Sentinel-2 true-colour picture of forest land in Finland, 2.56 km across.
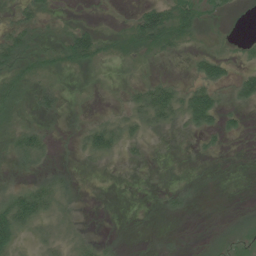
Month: June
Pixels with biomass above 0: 49%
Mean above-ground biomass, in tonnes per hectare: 19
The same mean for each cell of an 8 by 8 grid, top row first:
17 12 3 1 46 49 16 1
51 20 61 21 33 21 11 8
26 12 1 1 14 13 49 36
15 19 5 13 44 45 73 19
31 26 20 37 14 1 8 2
10 23 4 1 2 2 2 1
65 45 10 0 1 13 0 4
42 31 27 8 3 4 7 18
